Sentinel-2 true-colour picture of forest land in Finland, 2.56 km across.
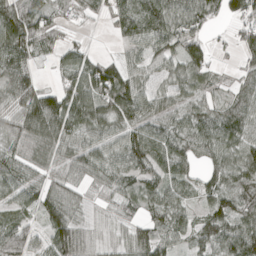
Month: April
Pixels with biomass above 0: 84%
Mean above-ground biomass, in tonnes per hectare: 64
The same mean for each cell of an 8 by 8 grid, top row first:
114 64 29 49 94 77 65 67
103 45 33 7 63 70 41 45
79 11 80 110 53 54 41 33
74 129 92 71 73 52 57 71
75 74 72 59 92 71 72 76
66 52 50 62 66 61 56 82
46 75 40 36 53 61 58 83
52 69 75 29 70 48 77 96
